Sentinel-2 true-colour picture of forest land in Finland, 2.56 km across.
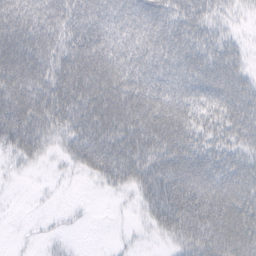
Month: February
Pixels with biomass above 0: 79%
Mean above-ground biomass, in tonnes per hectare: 51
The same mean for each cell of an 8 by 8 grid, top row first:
89 66 59 62 67 48 38 12
73 66 74 69 65 54 43 18
70 62 71 71 74 65 60 39
99 68 64 69 82 81 52 51
62 34 68 71 67 63 40 40
5 2 11 54 67 82 66 54
1 2 2 1 30 97 98 70
2 5 1 2 4 38 77 78
